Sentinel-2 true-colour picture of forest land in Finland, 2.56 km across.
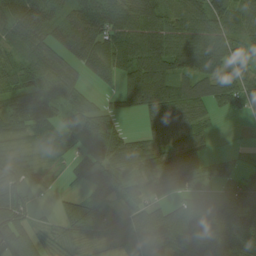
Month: August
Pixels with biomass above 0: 84%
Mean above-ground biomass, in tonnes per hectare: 75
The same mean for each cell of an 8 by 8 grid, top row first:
87 79 67 74 77 63 92 70
61 71 101 100 96 92 100 48
61 84 47 65 155 85 84 71
62 56 86 44 68 99 49 40
46 75 71 79 50 65 26 2
85 18 79 122 62 93 37 22
92 6 83 58 63 70 94 125
87 38 54 58 82 146 182 196
